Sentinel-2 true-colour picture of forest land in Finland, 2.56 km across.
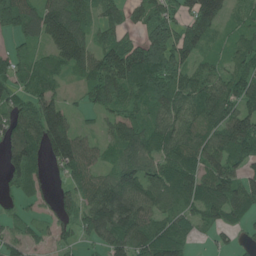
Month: June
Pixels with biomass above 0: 84%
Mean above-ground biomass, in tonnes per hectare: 75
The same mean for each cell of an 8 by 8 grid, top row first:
93 130 96 50 59 56 108 44
31 57 107 83 90 89 44 63
63 64 42 104 94 77 75 83
66 108 24 59 63 80 100 97
98 118 92 56 89 104 88 111
63 29 63 73 95 91 92 72
21 27 71 153 96 71 101 88
37 30 34 93 101 98 19 22
